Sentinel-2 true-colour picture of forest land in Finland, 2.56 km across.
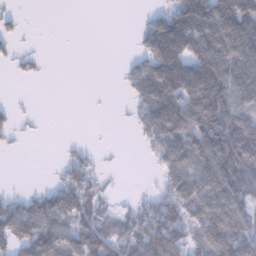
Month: January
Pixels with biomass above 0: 58%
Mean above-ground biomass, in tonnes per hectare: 84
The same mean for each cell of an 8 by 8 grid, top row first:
22 0 0 0 19 131 191 197
20 1 0 0 63 188 188 192
9 4 0 1 97 172 214 152
20 1 0 1 78 154 214 136
12 0 12 2 38 128 163 191
0 6 91 8 2 95 133 172
95 142 126 42 62 113 116 112
133 168 129 108 144 131 123 125
